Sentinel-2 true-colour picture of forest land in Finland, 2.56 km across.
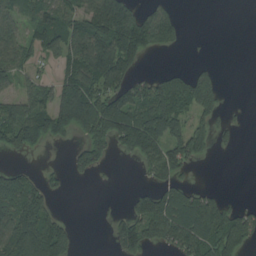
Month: August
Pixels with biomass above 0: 54%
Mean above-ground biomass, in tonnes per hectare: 78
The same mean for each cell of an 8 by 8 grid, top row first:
66 89 103 186 83 39 0 0
85 61 115 157 93 21 1 0
69 33 129 124 58 86 96 0
95 117 179 177 120 118 88 4
88 43 53 91 158 103 52 13
63 26 32 1 29 75 0 0
161 71 0 6 99 128 124 45
196 206 11 44 113 120 131 125
